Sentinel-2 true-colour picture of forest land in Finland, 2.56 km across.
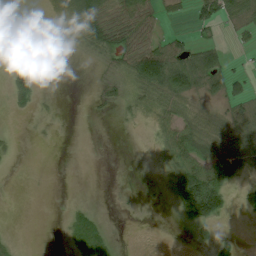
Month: July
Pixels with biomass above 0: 39%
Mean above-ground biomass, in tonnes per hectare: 23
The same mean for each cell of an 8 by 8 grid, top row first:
0 4 49 36 50 8 45 36
0 0 15 51 56 38 50 9
18 0 0 26 85 87 64 30
8 2 0 7 15 28 11 24
4 1 0 0 1 66 54 64
0 0 0 0 0 48 99 46
0 0 11 0 1 35 102 17
4 0 40 14 0 0 14 12
